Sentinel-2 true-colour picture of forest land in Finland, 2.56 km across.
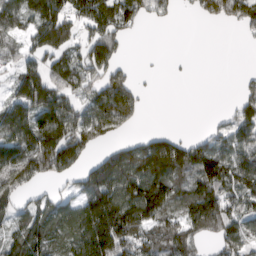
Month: March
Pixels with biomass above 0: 67%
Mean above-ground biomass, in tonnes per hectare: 88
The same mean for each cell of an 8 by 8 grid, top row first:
127 151 109 117 60 17 53 70
43 120 70 111 0 0 0 2
90 125 89 112 5 2 0 18
138 156 72 142 27 0 3 59
174 191 121 41 74 90 80 87
130 81 63 144 142 133 137 110
76 76 96 179 153 90 186 84
91 93 124 178 98 104 49 72
